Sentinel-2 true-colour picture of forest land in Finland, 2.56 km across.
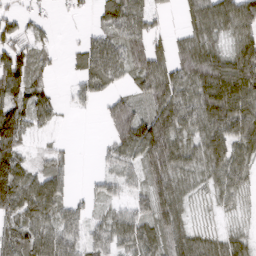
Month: March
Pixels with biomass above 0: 77%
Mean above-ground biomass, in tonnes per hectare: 68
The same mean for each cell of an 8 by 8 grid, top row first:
45 13 11 69 77 14 104 115
77 22 34 91 89 53 82 81
123 27 40 60 78 98 138 144
116 54 11 62 63 110 124 119
94 13 1 54 135 97 104 85
114 70 3 38 57 87 60 63
90 81 30 33 53 77 16 22
77 90 52 69 84 73 53 43
